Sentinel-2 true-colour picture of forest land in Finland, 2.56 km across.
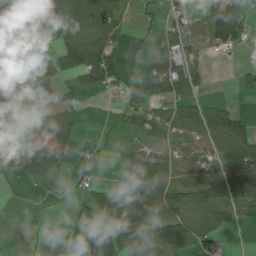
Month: July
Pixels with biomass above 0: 57%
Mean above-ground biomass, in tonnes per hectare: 54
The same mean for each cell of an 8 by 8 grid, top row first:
27 30 93 65 15 24 75 92
36 55 153 88 46 69 23 28
49 42 68 64 74 99 27 23
30 32 15 8 51 52 82 27
62 39 26 11 35 40 89 165
21 29 12 8 104 76 75 100
0 0 44 97 180 96 66 59
0 0 61 82 111 89 46 0
